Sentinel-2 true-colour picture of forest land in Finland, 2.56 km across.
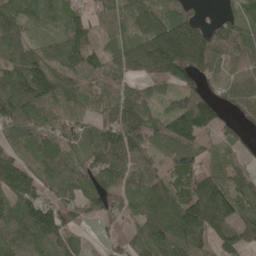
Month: May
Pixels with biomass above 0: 88%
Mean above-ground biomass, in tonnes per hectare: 98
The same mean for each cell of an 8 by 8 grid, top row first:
87 85 72 63 115 106 14 65
97 71 153 60 143 230 130 75
126 161 104 77 68 113 55 64
121 91 74 82 89 100 140 50
93 91 59 142 114 109 40 44
148 89 96 115 103 97 100 72
120 109 63 75 89 121 196 118
121 112 47 43 103 124 100 110
